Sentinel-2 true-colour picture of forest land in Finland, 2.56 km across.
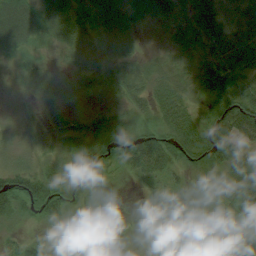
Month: August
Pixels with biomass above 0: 94%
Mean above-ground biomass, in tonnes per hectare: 37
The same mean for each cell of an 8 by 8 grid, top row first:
75 50 33 30 24 27 43 32
41 21 43 31 10 29 42 80
13 27 37 29 42 31 35 48
21 27 18 14 31 56 30 79
21 21 30 30 73 68 77 47
51 40 44 12 38 28 36 56
53 82 34 9 17 56 22 42
26 15 28 9 16 95 25 19
